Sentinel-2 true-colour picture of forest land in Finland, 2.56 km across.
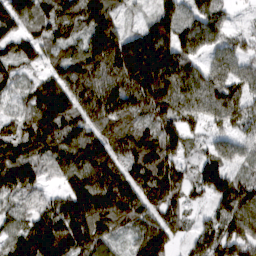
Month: March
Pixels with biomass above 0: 96%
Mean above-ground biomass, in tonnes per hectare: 114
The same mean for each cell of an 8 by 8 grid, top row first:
142 105 112 91 36 115 110 10
96 83 79 193 230 172 88 73
69 79 138 127 214 165 118 109
58 141 102 138 109 128 107 143
112 122 139 106 132 90 47 67
131 50 160 144 147 106 119 69
52 81 160 149 115 92 58 180
101 183 139 68 114 59 124 194
